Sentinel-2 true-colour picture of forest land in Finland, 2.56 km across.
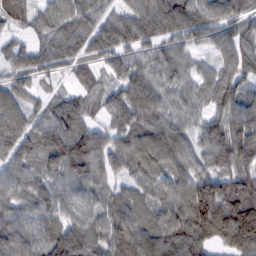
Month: February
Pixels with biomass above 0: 93%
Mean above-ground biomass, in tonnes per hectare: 88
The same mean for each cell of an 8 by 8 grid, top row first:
64 63 92 56 90 101 84 70
50 66 75 90 68 61 41 84
55 32 46 48 77 60 64 85
77 65 97 67 95 57 64 102
94 109 138 72 100 90 99 177
69 76 94 55 66 85 107 130
71 83 74 71 65 98 225 229
103 98 101 94 106 117 100 171
